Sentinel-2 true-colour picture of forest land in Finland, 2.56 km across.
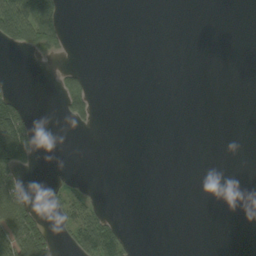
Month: September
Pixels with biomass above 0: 15%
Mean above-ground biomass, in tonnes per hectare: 18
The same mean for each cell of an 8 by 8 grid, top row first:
107 105 0 0 0 0 0 0
24 47 0 0 0 0 0 0
3 0 40 0 0 0 0 0
86 0 49 0 0 0 0 0
146 0 0 0 0 0 0 0
44 5 6 0 0 0 0 0
91 17 55 3 0 0 0 0
100 49 78 91 0 0 0 0
